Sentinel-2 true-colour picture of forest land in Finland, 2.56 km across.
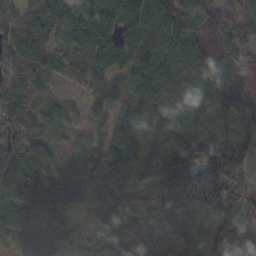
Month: October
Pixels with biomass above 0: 92%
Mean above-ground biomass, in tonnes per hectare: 115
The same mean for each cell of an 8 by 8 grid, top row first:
179 181 115 140 120 132 54 47
173 102 115 118 92 127 60 80
112 66 96 82 93 119 131 66
144 84 34 55 99 128 141 95
179 120 57 88 67 195 170 142
176 193 83 111 100 237 190 118
82 128 69 99 109 121 128 128
99 153 104 93 116 129 109 119
